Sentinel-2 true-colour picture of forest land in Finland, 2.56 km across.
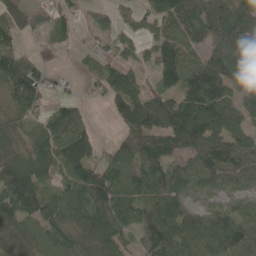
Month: May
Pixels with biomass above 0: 81%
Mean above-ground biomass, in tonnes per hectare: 88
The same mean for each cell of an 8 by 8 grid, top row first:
66 45 31 26 52 112 139 146
70 8 19 28 32 134 91 139
132 52 17 87 35 112 126 90
76 55 55 45 134 126 161 96
51 103 155 39 110 92 120 104
120 69 126 112 124 93 95 87
111 92 121 143 96 108 54 61
74 80 95 105 70 107 98 103
